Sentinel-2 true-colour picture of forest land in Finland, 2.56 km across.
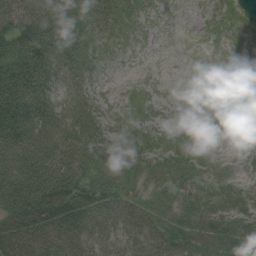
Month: August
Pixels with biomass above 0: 86%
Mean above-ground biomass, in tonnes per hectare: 43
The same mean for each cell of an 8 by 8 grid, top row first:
62 73 58 40 17 4 17 22
73 81 46 19 5 0 6 25
102 67 35 4 4 1 3 28
113 77 50 13 15 3 3 5
103 80 67 48 33 25 10 4
98 87 58 40 27 32 25 14
82 91 84 55 38 42 51 48
79 73 59 37 40 49 48 69
